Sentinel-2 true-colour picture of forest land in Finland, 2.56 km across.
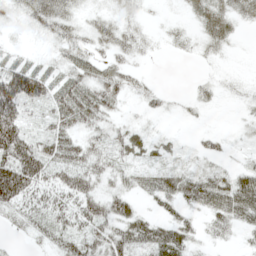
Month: May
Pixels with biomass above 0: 70%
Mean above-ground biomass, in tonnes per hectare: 30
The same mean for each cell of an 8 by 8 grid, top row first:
15 57 21 19 8 4 49 31
6 11 29 33 11 7 18 3
75 36 39 36 11 0 11 10
51 24 54 23 12 7 7 8
89 40 42 36 26 9 18 7
114 45 57 35 25 38 35 34
45 47 48 45 12 26 39 57
4 25 43 50 45 45 13 10
